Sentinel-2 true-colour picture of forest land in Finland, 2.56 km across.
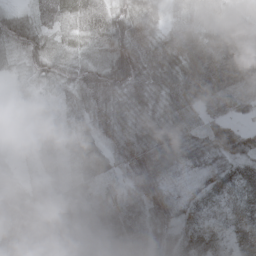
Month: May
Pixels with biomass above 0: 97%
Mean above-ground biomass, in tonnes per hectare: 53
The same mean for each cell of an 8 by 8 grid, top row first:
35 55 58 67 63 45 71 71
55 51 27 65 60 89 131 127
21 56 47 71 62 66 138 117
33 50 51 55 49 53 49 33
17 57 59 35 59 50 41 46
35 29 39 28 63 24 32 45
69 40 29 35 31 34 37 40
76 66 50 55 25 44 43 31
